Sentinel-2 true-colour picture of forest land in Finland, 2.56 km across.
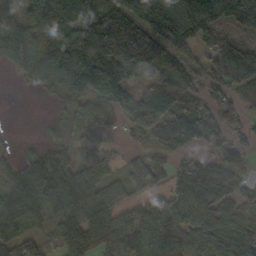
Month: October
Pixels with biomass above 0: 82%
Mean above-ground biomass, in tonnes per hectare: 87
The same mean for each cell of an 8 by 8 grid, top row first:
90 146 105 124 106 109 94 101
97 117 164 162 174 80 42 69
21 61 160 148 63 103 51 68
0 3 64 55 74 75 72 43
20 36 45 28 54 109 57 45
82 117 121 54 68 64 98 42
141 104 153 91 79 104 106 84
97 32 121 143 134 100 99 70
